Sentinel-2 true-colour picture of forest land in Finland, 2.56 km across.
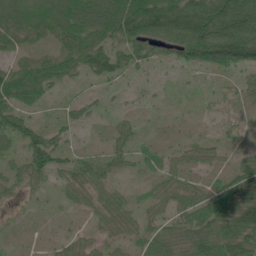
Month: June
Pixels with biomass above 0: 66%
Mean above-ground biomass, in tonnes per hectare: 54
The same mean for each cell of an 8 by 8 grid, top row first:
80 93 109 104 181 157 207 173
42 33 88 66 60 90 179 170
84 58 26 38 11 5 8 25
66 10 22 14 9 4 9 10
41 80 12 31 13 15 27 21
41 51 50 29 14 34 20 68
12 5 24 55 23 48 76 99
4 8 30 30 44 66 83 106
